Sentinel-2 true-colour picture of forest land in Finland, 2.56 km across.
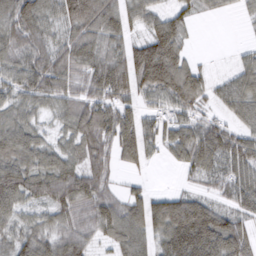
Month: March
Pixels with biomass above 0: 86%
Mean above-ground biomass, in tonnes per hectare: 76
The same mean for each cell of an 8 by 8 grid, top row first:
113 69 139 98 71 56 17 16
87 84 96 69 101 95 1 16
81 100 63 121 107 125 45 69
65 41 90 90 70 64 36 69
101 58 79 78 108 76 96 79
110 94 90 36 36 8 50 75
70 60 64 76 107 118 85 55
72 75 68 57 86 114 122 100
